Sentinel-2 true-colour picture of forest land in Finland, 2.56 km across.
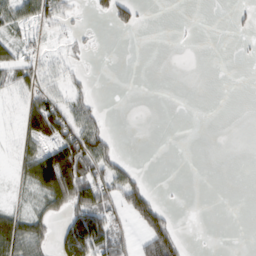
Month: February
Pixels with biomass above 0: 34%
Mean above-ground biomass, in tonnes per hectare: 31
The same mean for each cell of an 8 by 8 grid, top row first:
50 50 9 45 9 0 0 9
39 21 12 0 0 0 0 2
44 39 15 0 0 0 0 0
14 128 52 1 0 0 0 0
23 90 104 34 0 0 0 0
21 167 140 58 13 0 0 0
26 53 109 50 74 5 0 0
119 43 176 73 40 49 0 0
